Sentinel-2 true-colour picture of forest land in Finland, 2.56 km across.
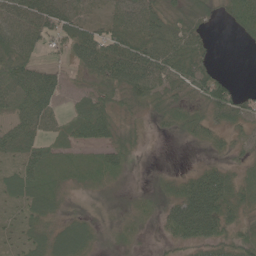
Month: June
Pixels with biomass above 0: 82%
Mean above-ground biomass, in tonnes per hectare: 41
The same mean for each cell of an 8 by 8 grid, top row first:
60 64 35 30 52 46 29 67
60 23 65 58 56 55 25 4
63 50 26 63 71 45 56 5
40 47 39 47 26 43 42 51
45 32 34 50 13 3 27 23
48 55 35 30 2 28 75 33
22 47 12 11 16 58 112 45
22 50 59 13 6 38 62 47
